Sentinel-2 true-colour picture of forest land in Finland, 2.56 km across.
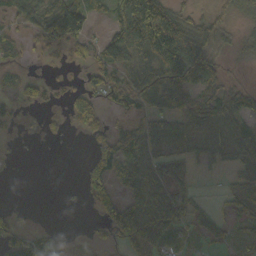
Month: October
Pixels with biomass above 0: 63%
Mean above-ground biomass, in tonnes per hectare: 45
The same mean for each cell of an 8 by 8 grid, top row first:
39 78 110 59 209 72 25 24
14 26 35 70 106 144 60 15
14 14 8 34 68 108 73 10
19 8 47 15 39 61 49 57
3 4 2 63 77 38 26 50
2 0 16 57 67 38 7 33
13 0 4 74 74 72 23 58
72 76 4 31 95 55 32 23
